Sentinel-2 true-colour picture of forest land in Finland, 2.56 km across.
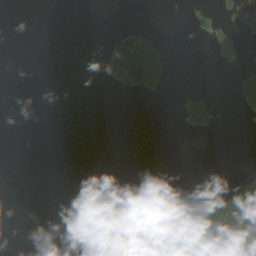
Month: June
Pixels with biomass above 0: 12%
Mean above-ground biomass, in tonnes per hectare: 18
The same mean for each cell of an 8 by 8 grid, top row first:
0 0 0 0 0 0 35 61
0 0 0 47 92 0 17 34
0 0 0 43 114 2 0 49
0 0 0 0 0 20 82 19
0 0 0 0 0 0 0 0
0 0 0 0 21 0 0 29
0 0 0 0 0 0 46 150
0 0 0 0 0 19 206 96
